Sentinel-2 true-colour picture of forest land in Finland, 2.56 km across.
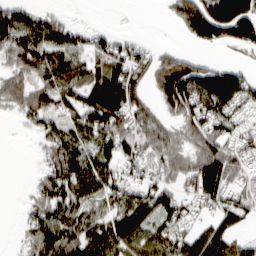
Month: March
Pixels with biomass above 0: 72%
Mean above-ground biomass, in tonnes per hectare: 70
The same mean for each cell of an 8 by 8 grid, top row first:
87 47 1 1 0 51 167 188
93 99 53 61 36 23 32 52
61 70 65 112 50 172 135 85
44 83 74 114 64 65 94 56
0 57 63 85 78 61 90 61
0 68 94 64 50 62 126 55
3 94 78 53 98 77 40 71
7 114 97 112 85 72 99 38
